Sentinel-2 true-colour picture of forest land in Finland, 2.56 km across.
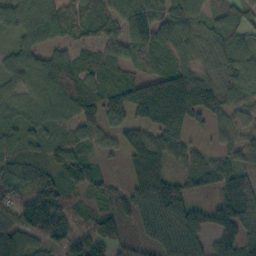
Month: October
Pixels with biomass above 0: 93%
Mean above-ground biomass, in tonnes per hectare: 89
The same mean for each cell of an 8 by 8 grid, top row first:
35 57 85 72 105 91 69 78
44 60 51 70 98 80 71 84
45 102 108 70 102 160 102 101
54 76 131 131 151 208 109 62
73 72 70 50 122 78 24 63
85 74 85 36 188 87 110 91
65 107 39 90 108 157 75 147
57 59 79 106 67 152 63 142
